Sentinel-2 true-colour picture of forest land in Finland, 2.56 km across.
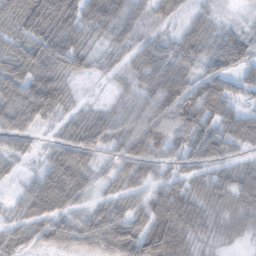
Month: February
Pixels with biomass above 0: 86%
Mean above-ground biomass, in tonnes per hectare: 66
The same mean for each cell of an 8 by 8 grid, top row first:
60 101 69 79 48 49 27 6
56 78 59 36 52 61 55 80
87 91 20 17 61 113 94 55
88 79 30 38 84 131 111 66
38 24 94 50 119 70 93 56
19 76 83 49 65 51 49 71
29 80 34 56 74 162 51 59
51 54 65 96 147 151 26 19
